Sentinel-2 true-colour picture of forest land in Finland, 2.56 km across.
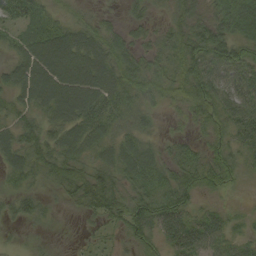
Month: September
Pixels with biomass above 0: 92%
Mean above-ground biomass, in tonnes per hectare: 44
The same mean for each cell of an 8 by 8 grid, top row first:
47 27 17 13 25 40 43 106
41 74 70 51 31 53 67 51
50 83 80 62 47 47 61 52
44 51 70 54 34 16 34 63
55 53 64 54 41 30 28 37
37 36 54 49 62 48 47 26
28 16 34 49 61 70 23 11
8 11 9 15 40 63 55 27
